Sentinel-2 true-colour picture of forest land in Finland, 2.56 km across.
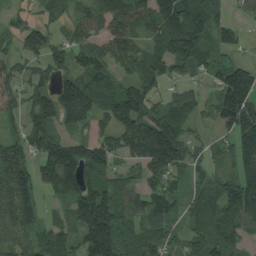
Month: August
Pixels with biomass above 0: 84%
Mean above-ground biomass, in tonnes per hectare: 98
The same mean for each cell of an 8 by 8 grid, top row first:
48 56 65 139 97 131 105 35
64 96 79 87 58 150 87 52
71 68 110 97 86 48 54 194
48 119 130 120 116 88 43 198
81 110 94 85 160 150 42 131
131 94 129 75 90 76 55 123
126 17 123 149 96 67 121 142
91 107 95 176 100 65 124 78
